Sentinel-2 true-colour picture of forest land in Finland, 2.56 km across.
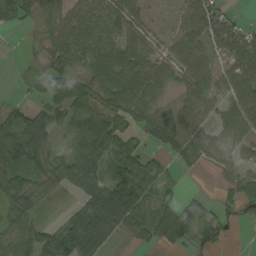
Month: September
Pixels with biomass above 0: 76%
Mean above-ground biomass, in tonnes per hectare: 47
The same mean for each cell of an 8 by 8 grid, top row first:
66 40 69 74 16 21 60 7
0 42 72 58 40 48 42 61
3 42 41 49 70 36 52 69
39 38 46 54 48 39 45 69
88 33 48 60 29 51 41 41
55 41 71 85 71 12 4 38
56 13 48 111 66 44 24 50
59 51 119 23 33 53 47 4
